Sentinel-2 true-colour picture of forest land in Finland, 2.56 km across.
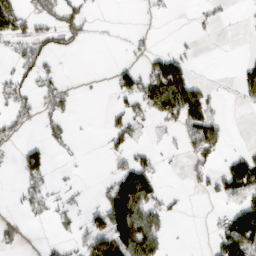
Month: March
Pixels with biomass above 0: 33%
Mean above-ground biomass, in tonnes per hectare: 40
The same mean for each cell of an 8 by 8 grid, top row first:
102 70 64 1 3 2 16 4
47 57 18 1 13 15 0 1
50 48 3 26 80 126 11 47
47 44 5 28 48 90 73 5
22 36 4 25 17 12 82 4
18 41 4 45 101 1 45 88
12 43 24 124 107 10 2 72
24 6 38 123 121 2 13 129
